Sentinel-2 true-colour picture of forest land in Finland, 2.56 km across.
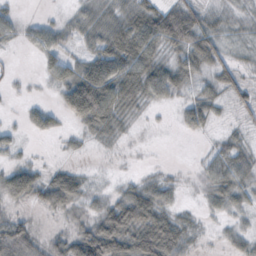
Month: October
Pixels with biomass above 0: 65%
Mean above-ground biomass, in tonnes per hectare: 29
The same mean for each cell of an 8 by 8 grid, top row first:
17 5 19 26 47 68 23 11
6 35 18 55 57 36 46 9
5 16 77 72 57 40 23 25
3 20 73 49 8 10 32 14
14 1 8 8 1 0 6 20
52 28 26 3 10 6 24 37
11 29 17 45 69 20 14 19
63 24 55 90 71 65 5 21
